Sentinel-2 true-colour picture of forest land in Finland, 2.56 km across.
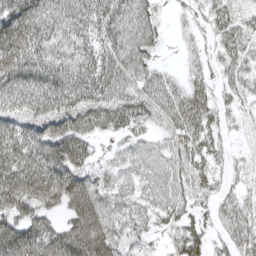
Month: April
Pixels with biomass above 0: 87%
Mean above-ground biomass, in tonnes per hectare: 62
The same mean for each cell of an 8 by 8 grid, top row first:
102 82 75 79 72 13 39 39
93 77 68 70 72 10 24 52
81 81 83 84 63 30 36 49
66 83 86 86 64 75 57 29
68 89 75 19 48 52 55 13
91 90 73 47 53 56 45 20
75 60 99 67 46 49 32 49
96 88 117 80 36 36 39 57
